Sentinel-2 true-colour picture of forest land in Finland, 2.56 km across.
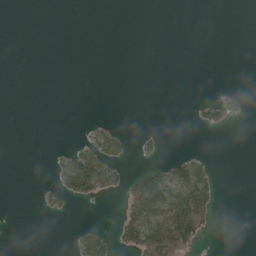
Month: May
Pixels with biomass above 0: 15%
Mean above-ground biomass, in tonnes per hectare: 22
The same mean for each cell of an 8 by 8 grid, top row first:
0 0 0 0 0 0 0 0
0 0 0 0 0 0 0 0
0 0 0 0 0 0 0 0
0 0 0 0 0 0 36 24
0 1 24 55 17 0 0 0
0 6 179 74 86 64 47 0
0 18 2 0 140 151 88 0
0 0 38 40 145 186 13 0
